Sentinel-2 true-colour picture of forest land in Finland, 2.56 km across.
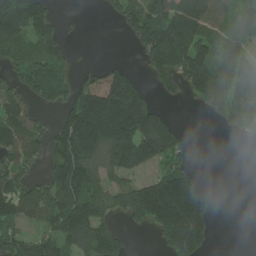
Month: July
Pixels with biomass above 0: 63%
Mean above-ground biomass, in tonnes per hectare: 126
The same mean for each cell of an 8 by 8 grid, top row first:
261 112 10 43 155 193 141 89
155 168 5 0 130 249 125 96
98 181 52 156 42 120 165 167
108 31 195 310 243 12 54 158
123 118 238 239 247 140 0 12
125 82 204 117 85 203 5 0
134 124 194 106 250 345 98 0
124 103 136 132 0 249 100 0
